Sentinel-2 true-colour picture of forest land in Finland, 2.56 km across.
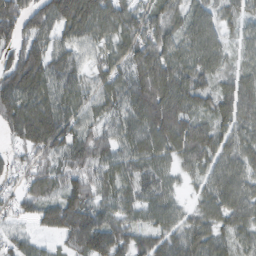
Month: February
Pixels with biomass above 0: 93%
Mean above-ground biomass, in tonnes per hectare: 80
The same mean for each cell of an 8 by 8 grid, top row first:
117 111 152 95 76 59 60 54
80 79 65 63 105 77 80 41
134 99 59 77 108 111 55 62
128 126 75 66 114 117 61 87
49 119 85 66 83 91 86 64
43 71 68 69 78 37 64 77
49 92 109 73 68 53 59 86
56 24 117 117 68 86 88 54
